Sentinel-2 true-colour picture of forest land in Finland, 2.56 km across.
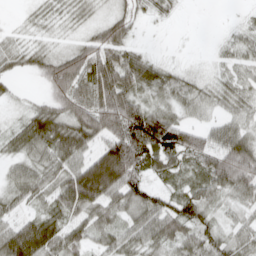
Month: April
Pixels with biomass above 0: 81%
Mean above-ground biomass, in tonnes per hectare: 50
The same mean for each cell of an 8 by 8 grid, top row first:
2 14 13 40 14 9 0 4
25 21 57 79 20 10 7 25
12 68 70 91 58 33 16 22
9 65 80 112 91 31 23 29
36 71 71 98 133 77 56 81
39 41 108 144 54 24 60 94
27 32 69 60 62 49 38 24
112 87 47 42 47 54 50 32
